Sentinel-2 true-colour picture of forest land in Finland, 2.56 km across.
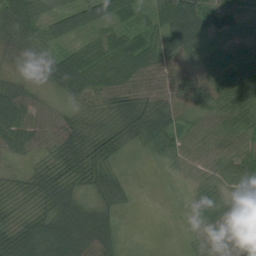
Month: August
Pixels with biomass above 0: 91%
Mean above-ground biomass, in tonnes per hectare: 49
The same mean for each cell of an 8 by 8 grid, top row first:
91 61 80 72 40 90 60 42
23 40 41 63 72 59 22 55
23 28 68 74 51 46 53 98
72 22 19 34 77 51 45 73
45 32 56 44 53 71 54 62
21 47 45 38 3 21 36 73
30 48 65 32 1 8 46 61
73 99 83 52 3 7 38 49
